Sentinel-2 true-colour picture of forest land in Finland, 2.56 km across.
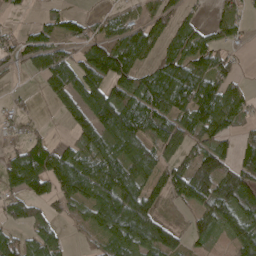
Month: April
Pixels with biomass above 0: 71%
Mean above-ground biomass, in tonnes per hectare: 80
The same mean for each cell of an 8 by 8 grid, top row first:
9 35 38 49 61 69 21 50
60 104 65 121 107 83 100 23
8 88 121 111 83 153 111 35
33 6 81 141 122 118 140 67
34 55 77 95 106 95 84 58
109 134 170 131 88 77 141 115
56 46 46 136 102 15 93 96
80 81 11 75 96 61 44 88
